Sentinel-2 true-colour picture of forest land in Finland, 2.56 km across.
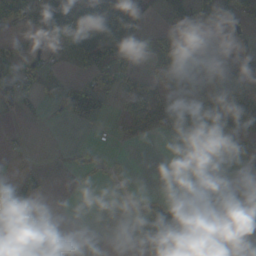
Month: October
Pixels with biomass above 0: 47%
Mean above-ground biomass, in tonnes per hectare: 42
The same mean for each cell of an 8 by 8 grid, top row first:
68 84 94 114 33 39 44 50
32 13 82 101 31 61 39 40
90 38 34 50 37 28 58 56
23 7 104 19 56 38 128 106
6 1 16 11 10 7 15 51
31 15 16 42 1 0 1 24
79 3 3 4 51 68 41 43
88 53 42 18 63 89 0 3
